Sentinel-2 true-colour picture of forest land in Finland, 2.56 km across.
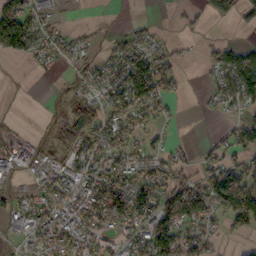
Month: October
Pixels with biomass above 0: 60%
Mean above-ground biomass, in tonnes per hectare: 60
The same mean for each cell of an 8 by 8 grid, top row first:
158 45 1 2 6 6 23 35
116 56 29 39 70 21 25 55
2 6 37 92 138 59 24 107
1 12 92 76 79 13 10 45
27 27 89 80 42 14 24 85
16 50 96 114 71 67 77 99
39 75 103 135 112 123 90 136
32 98 102 50 104 125 46 24
